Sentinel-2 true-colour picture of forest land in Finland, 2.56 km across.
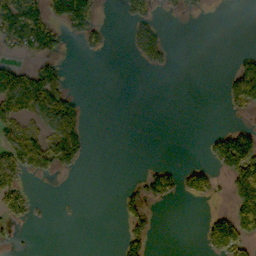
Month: October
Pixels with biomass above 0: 27%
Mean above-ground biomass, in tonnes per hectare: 34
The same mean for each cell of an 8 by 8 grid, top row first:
103 90 154 0 51 7 3 0
38 67 16 7 67 4 0 4
59 70 0 0 0 0 0 146
52 72 35 0 0 0 0 26
70 69 54 0 0 0 29 143
69 22 5 0 29 50 65 115
62 1 1 0 47 1 6 96
2 0 0 1 49 0 50 92
